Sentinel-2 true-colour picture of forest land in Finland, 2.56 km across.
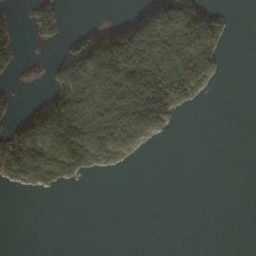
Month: November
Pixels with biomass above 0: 36%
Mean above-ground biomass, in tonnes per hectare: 44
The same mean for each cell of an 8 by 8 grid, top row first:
22 71 0 2 39 110 84 0
42 10 91 158 89 101 92 0
19 41 89 85 143 156 56 0
32 126 98 84 112 75 0 0
129 92 172 96 37 1 0 0
82 104 51 12 0 0 0 0
0 0 0 0 0 0 0 0
0 0 0 0 0 0 0 0
